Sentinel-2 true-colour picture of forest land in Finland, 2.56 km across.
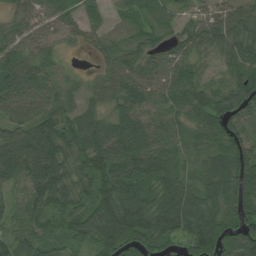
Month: August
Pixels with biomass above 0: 93%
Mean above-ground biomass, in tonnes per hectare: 68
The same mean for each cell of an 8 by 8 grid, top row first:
43 53 48 19 41 35 49 62
58 39 18 34 47 42 60 81
79 51 13 56 66 67 39 77
79 70 49 57 71 59 91 91
93 103 78 98 88 47 51 73
60 103 62 104 90 62 60 109
43 81 63 110 110 107 85 100
61 51 55 95 85 64 117 104
